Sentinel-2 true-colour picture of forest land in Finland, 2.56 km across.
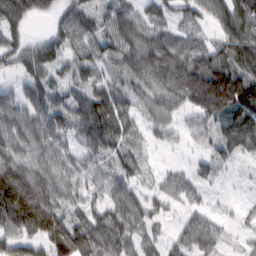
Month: February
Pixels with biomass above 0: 87%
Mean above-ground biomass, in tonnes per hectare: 67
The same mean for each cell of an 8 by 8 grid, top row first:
86 31 57 56 58 44 65 118
59 58 49 59 109 84 53 97
27 54 57 41 73 101 115 91
69 81 65 111 38 45 74 85
91 76 46 72 33 18 38 71
165 87 60 51 30 34 27 7
184 150 51 68 56 23 25 13
67 120 141 107 45 33 52 12
